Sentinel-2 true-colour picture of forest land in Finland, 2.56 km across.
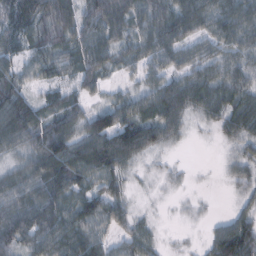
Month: February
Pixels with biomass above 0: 87%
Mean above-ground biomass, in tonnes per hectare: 56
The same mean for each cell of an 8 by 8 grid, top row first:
61 84 85 100 76 94 79 84
40 52 67 68 59 67 41 55
51 35 51 19 36 57 65 53
94 49 51 80 57 73 50 74
59 103 73 88 65 22 4 39
56 92 68 56 11 16 1 33
81 88 66 61 8 6 6 24
80 77 77 35 40 5 29 109
